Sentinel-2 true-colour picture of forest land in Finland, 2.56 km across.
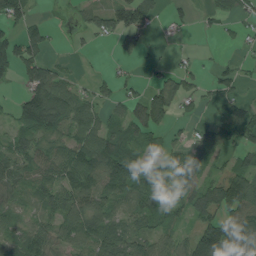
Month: July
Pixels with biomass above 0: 66%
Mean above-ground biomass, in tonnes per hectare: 58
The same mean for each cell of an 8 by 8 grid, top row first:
67 8 25 74 65 17 15 28
86 40 8 13 24 4 2 11
39 102 25 28 18 59 26 32
52 163 83 34 86 40 7 46
52 51 83 84 51 28 50 41
58 57 106 112 79 75 49 100
39 47 95 69 59 50 77 115
53 74 88 113 54 55 169 142
